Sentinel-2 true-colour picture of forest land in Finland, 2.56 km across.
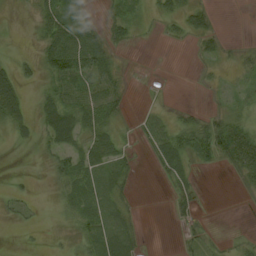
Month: August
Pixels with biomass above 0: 50%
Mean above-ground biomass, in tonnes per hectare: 18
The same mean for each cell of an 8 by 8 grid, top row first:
2 34 13 14 6 22 19 0
2 47 75 22 0 2 15 6
44 27 52 30 0 0 4 9
44 39 48 30 7 7 12 11
8 23 30 33 10 42 50 57
4 12 32 21 0 20 1 16
11 2 24 16 1 15 0 0
1 3 20 26 6 3 12 4
